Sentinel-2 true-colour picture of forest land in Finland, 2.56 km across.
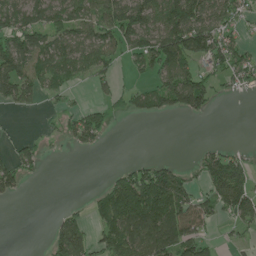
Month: June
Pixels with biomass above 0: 56%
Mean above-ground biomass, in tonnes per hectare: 67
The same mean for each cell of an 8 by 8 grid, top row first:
97 92 90 115 130 150 116 58
124 96 102 72 110 157 121 63
119 76 36 41 29 117 60 54
17 10 47 38 44 64 42 0
29 12 47 3 0 0 15 11
77 3 0 33 111 83 105 126
0 0 21 127 161 127 66 100
0 39 118 104 120 125 42 18
